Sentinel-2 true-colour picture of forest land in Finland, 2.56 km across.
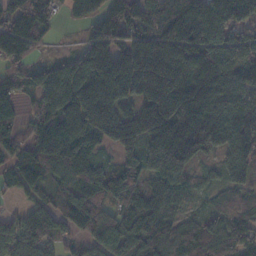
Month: November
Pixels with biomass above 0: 90%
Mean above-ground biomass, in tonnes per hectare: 126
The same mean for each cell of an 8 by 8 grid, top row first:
114 73 50 103 107 152 217 162
135 24 58 156 185 202 182 159
83 145 194 214 174 84 212 177
58 130 190 149 143 194 176 195
80 193 131 88 133 231 148 189
103 92 124 115 99 112 31 97
28 103 137 90 113 54 39 67
160 115 73 133 125 92 109 80
